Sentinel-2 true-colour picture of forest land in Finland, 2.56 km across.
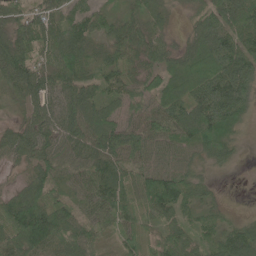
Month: June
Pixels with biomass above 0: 93%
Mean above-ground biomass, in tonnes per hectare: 70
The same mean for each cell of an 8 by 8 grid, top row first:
62 62 51 40 49 18 76 106
113 64 76 56 58 39 99 97
93 71 72 61 63 77 112 111
37 69 89 68 70 95 136 70
68 73 74 89 76 67 89 24
26 74 63 88 83 96 30 4
103 106 62 77 78 85 32 8
101 116 70 27 59 77 33 85
